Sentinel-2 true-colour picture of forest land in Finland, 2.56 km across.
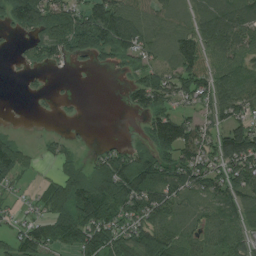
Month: July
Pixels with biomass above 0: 71%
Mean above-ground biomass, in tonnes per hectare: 73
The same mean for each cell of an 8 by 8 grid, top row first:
119 132 101 141 64 61 80 106
8 79 87 113 62 73 74 82
2 8 0 4 79 92 99 90
0 3 4 0 70 61 65 81
41 19 10 21 47 125 76 146
54 17 73 160 141 104 112 102
18 71 140 120 118 72 61 88
57 83 110 106 127 83 62 59
